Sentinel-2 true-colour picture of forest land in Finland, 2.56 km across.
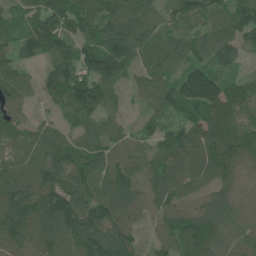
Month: June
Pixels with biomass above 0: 92%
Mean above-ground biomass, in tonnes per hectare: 90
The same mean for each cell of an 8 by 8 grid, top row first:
55 96 103 116 112 81 78 101
71 103 98 124 102 94 114 101
96 80 114 118 66 105 176 52
57 27 83 67 39 73 106 84
76 123 79 73 53 100 114 110
113 109 93 87 52 92 69 68
150 133 134 105 57 72 55 62
107 102 100 132 41 92 86 62
